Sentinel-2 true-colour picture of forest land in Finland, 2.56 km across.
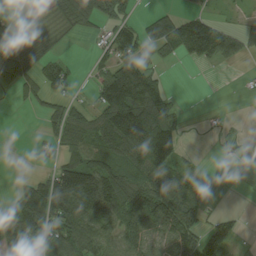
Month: August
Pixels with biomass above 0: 61%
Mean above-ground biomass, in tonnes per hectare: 66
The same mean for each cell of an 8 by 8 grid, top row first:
52 38 95 67 17 50 46 7
137 47 1 66 54 62 105 46
86 56 10 115 110 0 0 3
3 48 50 157 181 21 4 2
0 36 80 115 197 106 2 20
9 53 181 133 84 60 8 3
92 148 134 124 117 148 30 4
80 67 98 60 75 123 96 26
